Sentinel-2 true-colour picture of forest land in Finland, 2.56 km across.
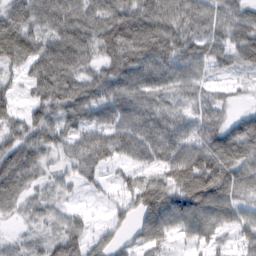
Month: February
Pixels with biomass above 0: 87%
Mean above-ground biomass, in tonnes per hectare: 70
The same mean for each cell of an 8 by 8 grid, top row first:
71 85 90 103 95 88 80 67
89 80 90 92 112 86 69 76
29 90 79 89 97 73 36 18
43 75 84 91 84 53 65 26
69 56 61 82 94 81 84 96
91 29 47 19 49 87 139 95
42 38 14 32 105 103 111 72
19 40 59 38 72 35 50 39
